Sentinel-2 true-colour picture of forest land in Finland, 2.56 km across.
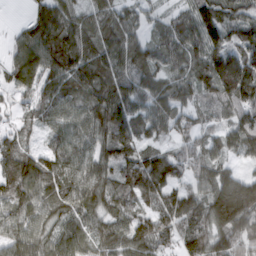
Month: March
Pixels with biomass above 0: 92%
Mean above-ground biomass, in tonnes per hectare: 101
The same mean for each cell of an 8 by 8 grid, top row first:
3 122 71 90 54 64 112 79
66 134 130 101 101 118 134 107
83 93 119 110 113 92 122 198
41 80 88 131 105 96 63 117
83 56 96 117 62 71 76 97
132 127 112 91 180 81 90 65
98 99 109 86 63 120 125 186
109 96 97 102 140 82 128 131
